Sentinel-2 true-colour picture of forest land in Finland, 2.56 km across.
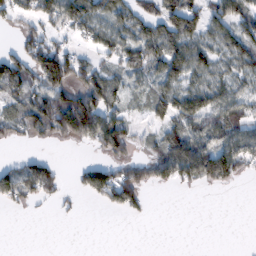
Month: February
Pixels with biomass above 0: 57%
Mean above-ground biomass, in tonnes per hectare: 59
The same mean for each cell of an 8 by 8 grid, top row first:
52 76 97 69 66 95 66 92
40 91 38 67 88 88 64 83
105 123 79 51 51 67 56 52
58 143 182 67 25 86 103 73
20 24 40 105 22 86 89 94
94 89 48 106 78 84 97 41
27 11 11 54 32 0 0 0
0 0 0 0 0 0 0 0
